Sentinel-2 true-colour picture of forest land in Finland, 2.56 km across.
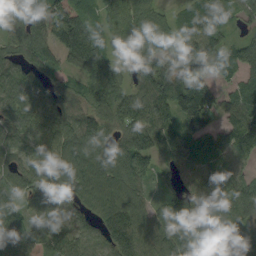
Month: September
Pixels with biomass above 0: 91%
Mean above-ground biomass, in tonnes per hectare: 86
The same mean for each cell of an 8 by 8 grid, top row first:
83 103 98 96 91 52 110 53
68 78 141 71 92 63 114 63
87 67 58 96 109 130 66 62
90 89 83 102 87 110 85 94
71 93 103 84 116 90 90 102
80 85 92 107 77 50 87 74
73 63 42 110 70 119 86 81
82 50 64 86 80 157 59 89
